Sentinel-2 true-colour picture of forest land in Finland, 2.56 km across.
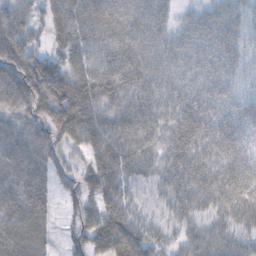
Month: October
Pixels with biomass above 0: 91%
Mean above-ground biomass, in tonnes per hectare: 54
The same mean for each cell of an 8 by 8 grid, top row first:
56 41 66 63 60 25 36 42
67 35 53 57 61 48 44 45
75 91 56 56 60 47 45 36
50 63 78 47 65 60 53 50
65 55 48 64 52 67 66 53
63 45 37 62 43 66 69 70
63 36 42 60 32 52 51 72
44 19 34 92 63 36 65 52
